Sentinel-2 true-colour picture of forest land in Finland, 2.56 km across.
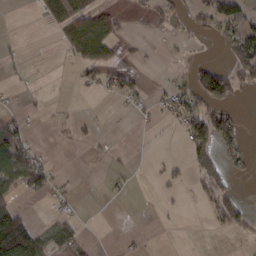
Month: February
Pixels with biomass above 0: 28%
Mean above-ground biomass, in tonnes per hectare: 27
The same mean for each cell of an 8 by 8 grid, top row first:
0 19 55 40 15 24 59 66
3 0 53 39 4 4 2 57
6 1 10 29 7 20 124 57
15 3 1 1 8 45 87 13
78 3 6 2 2 3 80 47
77 41 1 8 0 17 57 11
52 8 7 0 0 3 16 48
192 37 25 1 4 0 0 9
